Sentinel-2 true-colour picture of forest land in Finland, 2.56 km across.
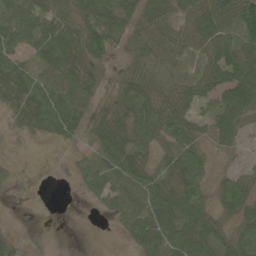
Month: June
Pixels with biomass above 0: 79%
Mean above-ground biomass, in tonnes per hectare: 51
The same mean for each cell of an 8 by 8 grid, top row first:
77 71 79 80 71 64 102 116
59 74 75 50 54 66 80 92
58 56 60 21 62 36 72 111
31 71 53 34 64 54 34 89
2 8 19 55 40 71 26 25
6 6 30 66 47 59 37 49
0 9 1 39 55 73 37 81
18 2 0 2 60 67 68 87
